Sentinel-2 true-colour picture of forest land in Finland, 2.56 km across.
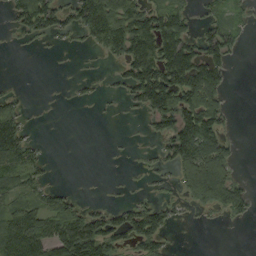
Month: September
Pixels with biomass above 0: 48%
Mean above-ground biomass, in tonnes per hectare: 60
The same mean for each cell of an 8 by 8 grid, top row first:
53 110 99 139 114 83 28 22
5 10 13 86 158 156 92 24
3 0 11 16 168 152 129 0
63 1 0 3 48 147 110 1
142 7 0 1 7 121 125 10
86 25 0 1 11 43 150 24
61 63 44 41 72 26 39 47
160 120 171 80 84 6 0 0
